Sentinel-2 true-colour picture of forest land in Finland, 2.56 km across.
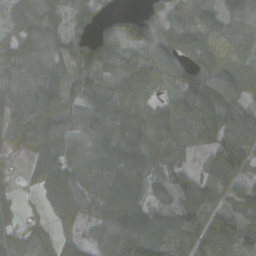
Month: October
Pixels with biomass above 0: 88%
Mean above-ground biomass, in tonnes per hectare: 77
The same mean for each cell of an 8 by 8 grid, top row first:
76 101 69 37 52 52 69 65
99 79 72 84 85 84 71 66
82 93 68 85 109 88 92 90
90 84 72 80 75 74 99 90
39 103 77 82 94 54 47 112
19 100 84 91 78 64 66 65
50 53 53 95 82 86 92 57
73 81 58 101 100 66 95 86
